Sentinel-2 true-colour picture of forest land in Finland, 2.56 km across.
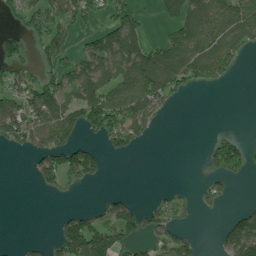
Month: July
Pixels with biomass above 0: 46%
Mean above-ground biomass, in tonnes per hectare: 60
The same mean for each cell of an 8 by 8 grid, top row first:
40 74 86 78 25 85 92 107
58 72 41 102 85 98 86 69
62 65 106 88 145 96 60 4
94 99 128 145 112 8 0 0
66 106 70 57 33 0 28 58
0 69 95 2 0 0 32 39
0 0 14 60 40 45 18 19
3 17 165 118 46 70 2 153
